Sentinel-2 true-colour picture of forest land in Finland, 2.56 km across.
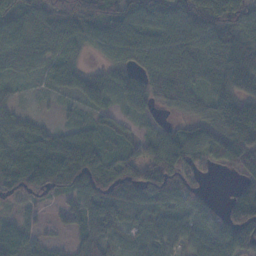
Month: November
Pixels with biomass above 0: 87%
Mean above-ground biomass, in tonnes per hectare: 70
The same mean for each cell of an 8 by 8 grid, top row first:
96 86 109 95 84 84 77 69
88 74 53 82 78 83 88 124
37 34 67 53 59 91 74 103
38 5 23 36 38 29 59 114
74 79 91 43 44 82 74 117
99 111 103 114 106 115 26 42
31 28 78 85 77 60 38 130
74 21 44 32 28 58 65 98
